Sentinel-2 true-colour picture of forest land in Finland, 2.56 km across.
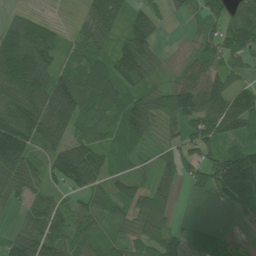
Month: July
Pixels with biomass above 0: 82%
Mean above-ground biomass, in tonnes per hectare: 71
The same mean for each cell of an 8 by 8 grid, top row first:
52 18 29 97 50 15 46 83
156 118 64 59 89 4 50 64
167 133 101 103 63 46 96 49
112 126 86 59 115 98 98 101
167 72 83 50 44 50 79 49
85 55 126 55 39 75 84 123
29 86 46 56 104 32 3 41
59 94 56 44 78 45 12 5
